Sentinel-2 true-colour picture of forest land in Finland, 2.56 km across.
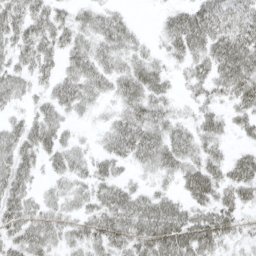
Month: April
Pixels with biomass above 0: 82%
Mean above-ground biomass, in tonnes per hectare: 35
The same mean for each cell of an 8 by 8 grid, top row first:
46 41 24 28 0 31 52 43
40 37 37 41 19 34 50 58
33 22 46 35 48 14 38 59
13 31 20 18 44 19 27 30
40 37 17 33 51 44 33 13
42 16 27 30 14 30 56 47
41 27 26 51 46 39 40 34
37 35 31 45 50 65 51 21
